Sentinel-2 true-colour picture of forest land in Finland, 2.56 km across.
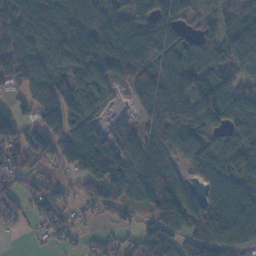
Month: November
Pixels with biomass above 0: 82%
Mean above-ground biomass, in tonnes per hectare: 84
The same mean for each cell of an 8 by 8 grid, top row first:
90 81 95 93 109 91 35 68
105 81 143 120 130 84 65 100
77 120 91 59 90 127 70 56
55 114 110 14 54 108 125 109
85 103 169 87 104 69 56 83
47 37 79 132 150 69 55 77
53 83 29 79 62 139 65 102
2 21 26 38 97 87 103 89
